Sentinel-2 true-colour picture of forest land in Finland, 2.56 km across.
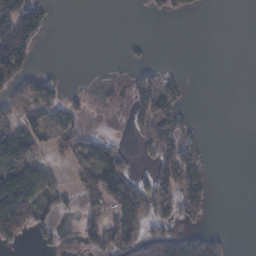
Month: February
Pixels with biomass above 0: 40%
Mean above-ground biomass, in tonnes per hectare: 48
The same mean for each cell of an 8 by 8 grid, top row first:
153 35 0 0 8 25 1 0
159 0 0 0 6 0 0 0
102 53 0 1 49 17 0 0
86 84 30 6 78 55 0 0
136 47 95 50 67 98 10 0
99 55 59 142 43 131 35 0
163 59 62 91 125 100 30 0
55 21 26 105 101 69 53 0
